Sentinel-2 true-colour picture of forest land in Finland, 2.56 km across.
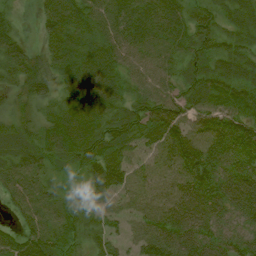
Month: July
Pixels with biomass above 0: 93%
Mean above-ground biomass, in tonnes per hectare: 57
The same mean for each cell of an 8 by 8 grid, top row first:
21 56 63 68 68 65 54 47
49 46 60 64 59 48 66 46
40 59 76 63 51 48 69 60
23 34 69 62 76 72 53 57
48 61 85 79 56 91 66 59
62 39 31 100 44 53 82 63
38 61 38 42 50 58 53 60
73 72 36 42 65 70 56 54
